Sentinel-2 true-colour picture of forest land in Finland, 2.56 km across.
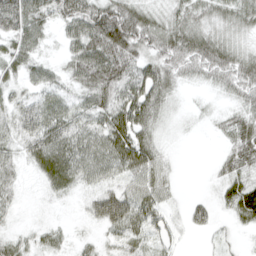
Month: April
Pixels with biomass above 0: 82%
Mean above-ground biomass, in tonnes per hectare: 40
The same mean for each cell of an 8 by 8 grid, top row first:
92 42 86 99 46 36 37 42
43 13 54 89 52 63 63 32
30 32 48 79 59 35 33 58
50 57 37 61 61 10 10 38
36 70 51 59 47 4 1 64
27 44 43 32 46 11 6 42
19 6 11 79 53 12 29 56
25 24 12 24 38 17 8 8
